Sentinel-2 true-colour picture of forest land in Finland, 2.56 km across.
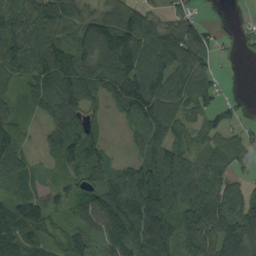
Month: September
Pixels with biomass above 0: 83%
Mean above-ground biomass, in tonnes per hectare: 90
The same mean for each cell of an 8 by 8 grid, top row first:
107 144 110 119 104 69 13 8
118 134 118 177 125 119 60 26
54 122 128 136 161 117 71 6
47 69 117 29 146 103 69 23
87 44 113 18 77 86 59 67
98 32 74 91 127 118 71 41
97 74 58 123 157 88 117 106
110 68 83 87 124 110 114 116
